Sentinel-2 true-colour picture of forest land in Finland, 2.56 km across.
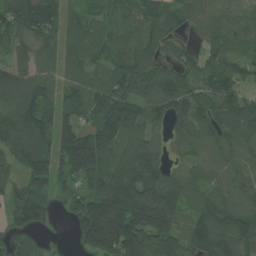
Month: July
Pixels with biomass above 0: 90%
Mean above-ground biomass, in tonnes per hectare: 108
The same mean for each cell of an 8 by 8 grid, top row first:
119 128 66 59 62 63 76 64
68 64 94 92 81 60 71 71
110 86 94 101 101 98 100 99
119 91 94 149 114 111 116 134
117 106 192 120 107 48 84 110
52 148 132 172 168 70 64 78
93 86 127 254 230 142 105 101
53 30 92 269 204 125 128 123
